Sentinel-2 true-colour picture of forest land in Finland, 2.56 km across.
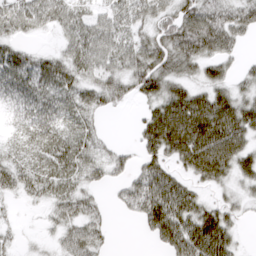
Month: March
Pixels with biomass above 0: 78%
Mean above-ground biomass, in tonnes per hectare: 42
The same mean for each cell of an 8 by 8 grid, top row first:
55 44 34 43 43 57 57 46
27 9 48 54 50 59 52 21
52 49 38 46 59 43 36 23
20 41 40 15 26 83 85 68
20 42 44 15 49 78 94 59
38 40 36 30 63 40 57 39
6 19 37 16 69 70 37 23
10 9 47 11 8 60 78 16
